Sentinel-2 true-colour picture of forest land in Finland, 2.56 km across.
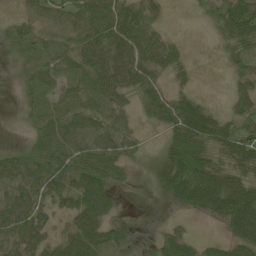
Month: June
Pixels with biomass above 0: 75%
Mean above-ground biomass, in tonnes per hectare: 37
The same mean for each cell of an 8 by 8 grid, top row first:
10 23 39 52 39 0 16 58
18 33 34 44 40 20 2 36
11 34 34 37 41 15 0 25
4 38 45 43 22 53 34 28
4 53 48 49 16 56 54 53
52 62 57 40 7 76 70 49
59 37 57 32 2 15 52 93
50 37 65 42 6 44 15 61
